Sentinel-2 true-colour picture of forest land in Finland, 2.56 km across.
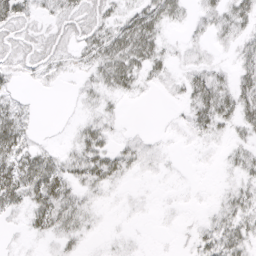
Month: April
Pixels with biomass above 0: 65%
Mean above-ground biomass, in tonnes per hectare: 20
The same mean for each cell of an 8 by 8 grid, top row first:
33 17 26 20 38 20 20 34
17 21 21 41 45 7 10 24
9 9 8 39 21 11 39 31
26 0 7 11 0 4 49 40
44 8 28 19 12 3 9 17
53 56 31 33 7 2 1 19
23 53 29 3 3 3 5 29
3 13 16 4 2 3 29 36
